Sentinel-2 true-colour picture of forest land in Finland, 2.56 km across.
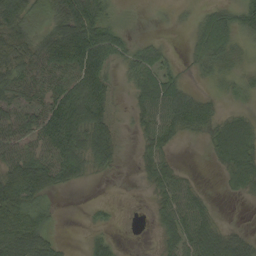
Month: September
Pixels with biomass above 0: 71%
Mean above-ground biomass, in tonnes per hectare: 47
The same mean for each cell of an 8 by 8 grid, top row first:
85 41 96 28 5 6 35 47
73 91 148 55 30 6 51 30
64 65 78 28 61 42 19 25
63 78 94 41 48 73 42 22
58 74 74 66 32 23 23 78
103 88 37 10 22 38 1 48
97 25 1 8 4 60 26 1
105 50 3 26 3 50 61 43
